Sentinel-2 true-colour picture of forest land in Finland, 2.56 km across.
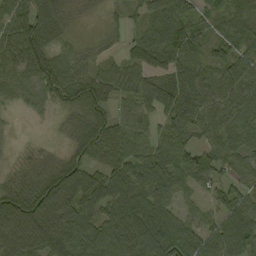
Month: September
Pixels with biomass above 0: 89%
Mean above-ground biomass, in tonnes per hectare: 75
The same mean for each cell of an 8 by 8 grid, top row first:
86 72 14 17 50 107 44 86
101 87 32 17 69 88 56 87
70 114 95 54 59 93 65 90
19 26 101 57 56 94 91 75
7 10 75 87 59 72 56 70
39 83 116 84 97 87 74 48
131 119 88 78 110 58 34 87
105 117 69 100 122 116 90 139
